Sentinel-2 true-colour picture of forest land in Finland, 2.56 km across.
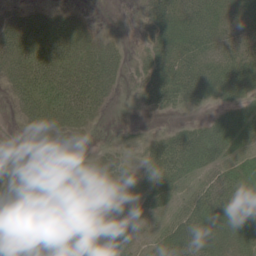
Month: June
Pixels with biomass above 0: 77%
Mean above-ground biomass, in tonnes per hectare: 33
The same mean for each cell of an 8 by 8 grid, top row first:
34 33 16 0 21 45 44 35
71 58 42 27 14 46 36 35
48 69 55 32 28 53 43 49
18 53 46 5 11 13 11 33
9 12 14 11 20 51 53 30
15 12 10 42 43 42 31 37
17 35 25 26 26 24 52 46
22 34 36 40 17 55 52 43
